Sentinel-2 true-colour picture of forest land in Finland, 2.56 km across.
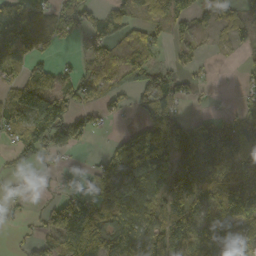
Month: October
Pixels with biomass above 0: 68%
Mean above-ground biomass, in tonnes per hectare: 73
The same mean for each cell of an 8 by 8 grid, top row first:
149 87 68 68 44 85 34 51
155 39 26 83 89 37 12 29
55 85 76 77 82 58 13 20
62 60 58 37 77 74 20 38
56 63 30 29 169 133 119 104
34 22 20 101 115 119 87 65
23 47 105 108 86 108 77 140
12 72 135 87 115 135 122 99
